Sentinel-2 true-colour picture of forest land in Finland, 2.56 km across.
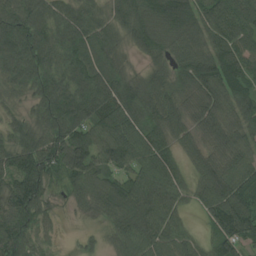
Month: August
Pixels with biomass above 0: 94%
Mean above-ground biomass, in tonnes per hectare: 93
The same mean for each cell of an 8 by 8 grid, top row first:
119 104 98 64 91 149 110 116
133 111 111 68 72 72 89 100
79 107 110 111 61 72 124 114
33 105 144 125 102 85 108 95
84 109 126 126 111 60 82 84
147 104 113 76 99 73 103 104
123 58 45 86 104 62 89 117
103 24 16 45 99 76 51 100
